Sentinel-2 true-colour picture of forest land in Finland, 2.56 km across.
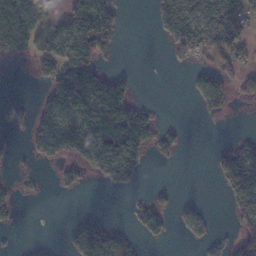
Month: November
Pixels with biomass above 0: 41%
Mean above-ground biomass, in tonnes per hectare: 46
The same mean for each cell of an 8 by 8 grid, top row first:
89 57 113 68 0 100 60 66
71 58 123 31 0 55 72 59
0 66 123 73 0 0 67 52
7 72 113 136 43 0 24 1
10 84 102 112 65 32 3 35
8 2 39 59 14 0 6 92
25 0 4 0 39 23 5 60
3 5 84 81 25 4 25 70
